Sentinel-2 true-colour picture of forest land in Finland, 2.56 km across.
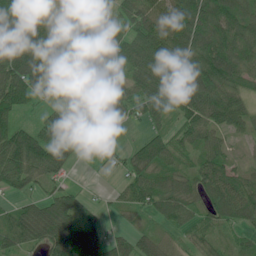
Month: June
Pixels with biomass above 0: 85%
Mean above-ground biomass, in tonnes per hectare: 77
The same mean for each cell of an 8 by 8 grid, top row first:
114 85 112 61 96 114 117 102
113 112 91 95 106 119 111 83
124 90 98 78 87 119 131 75
77 39 143 36 80 68 102 67
122 104 38 17 56 55 67 17
85 59 3 15 83 56 79 54
48 86 68 21 60 76 59 91
76 76 94 49 48 30 44 34
